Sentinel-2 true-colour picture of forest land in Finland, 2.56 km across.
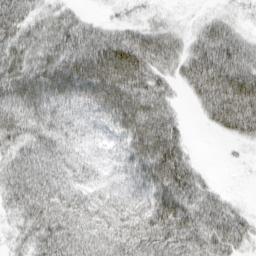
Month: March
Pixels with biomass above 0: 84%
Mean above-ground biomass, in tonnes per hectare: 46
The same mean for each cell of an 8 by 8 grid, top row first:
58 33 19 7 10 5 13 12
59 52 63 72 64 35 57 42
63 63 86 93 57 26 74 62
52 50 36 66 73 21 36 76
41 49 32 34 85 54 0 15
55 53 36 31 68 81 10 1
37 55 46 41 49 74 47 14
22 53 47 45 59 57 51 41
